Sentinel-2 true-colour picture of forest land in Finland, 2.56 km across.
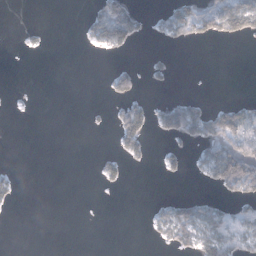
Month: January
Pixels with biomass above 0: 23%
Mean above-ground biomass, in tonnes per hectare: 24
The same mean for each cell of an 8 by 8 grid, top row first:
0 0 6 85 21 68 84 113
3 5 3 43 2 14 2 2
0 0 0 32 18 8 0 0
1 0 0 18 38 81 51 71
0 0 0 11 36 20 67 95
10 0 0 22 0 10 48 146
5 0 0 0 2 44 45 44
0 0 0 0 3 43 65 66
